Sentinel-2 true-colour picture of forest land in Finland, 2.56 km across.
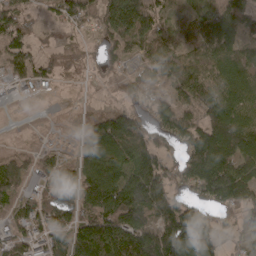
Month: April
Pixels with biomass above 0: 78%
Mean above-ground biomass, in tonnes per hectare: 95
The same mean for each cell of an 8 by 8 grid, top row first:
95 35 89 174 135 46 170 131
100 48 51 59 61 65 120 96
35 44 19 22 52 111 99 106
0 0 7 53 71 135 124 99
5 18 52 141 141 83 170 128
49 74 125 120 180 87 199 136
67 105 104 184 182 147 75 98
70 74 120 159 164 220 112 66
